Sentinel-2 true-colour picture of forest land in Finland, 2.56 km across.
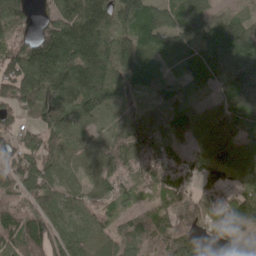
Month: May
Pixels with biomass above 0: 89%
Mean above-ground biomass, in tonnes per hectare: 90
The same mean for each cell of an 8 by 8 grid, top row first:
112 51 137 107 120 74 52 28
84 211 179 102 85 63 75 113
168 165 169 82 73 37 51 105
76 97 97 32 55 70 79 90
93 90 48 56 112 73 116 97
105 117 63 73 65 85 79 84
99 114 79 56 46 70 50 146
96 113 114 101 65 125 54 47
